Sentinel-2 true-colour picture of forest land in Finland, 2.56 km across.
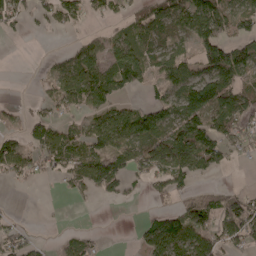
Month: May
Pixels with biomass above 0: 58%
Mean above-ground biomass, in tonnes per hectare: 54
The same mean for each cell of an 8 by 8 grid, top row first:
48 38 39 34 58 78 123 80
0 1 44 45 52 38 97 63
0 23 95 69 28 70 111 67
13 23 30 71 70 71 103 86
43 73 56 77 75 133 98 53
42 20 59 111 37 65 26 0
2 0 2 4 5 43 104 112
47 4 31 0 52 122 89 71
